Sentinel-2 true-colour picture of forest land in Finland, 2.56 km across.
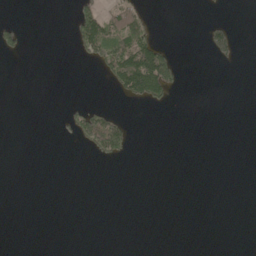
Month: May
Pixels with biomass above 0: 10%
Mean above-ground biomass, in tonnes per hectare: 12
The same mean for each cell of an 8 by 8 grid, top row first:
1 0 48 52 31 0 4 0
28 0 36 66 89 7 42 16
0 0 0 39 143 31 0 0
0 0 25 19 5 1 0 0
0 0 14 67 0 0 0 0
0 0 0 0 0 0 0 0
0 0 0 0 0 0 0 0
0 0 0 0 0 0 0 0
